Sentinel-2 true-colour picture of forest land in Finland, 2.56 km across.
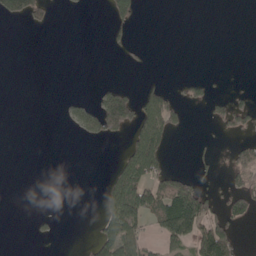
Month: May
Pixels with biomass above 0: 20%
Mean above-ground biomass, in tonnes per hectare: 30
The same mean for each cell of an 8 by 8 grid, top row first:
49 23 1 48 7 0 0 0
0 0 0 10 6 0 0 0
0 0 0 3 7 2 16 0
0 0 34 158 100 65 19 45
0 0 5 10 143 7 3 29
0 0 0 47 106 59 12 53
0 0 0 94 123 151 67 48
0 5 2 107 41 80 121 26
